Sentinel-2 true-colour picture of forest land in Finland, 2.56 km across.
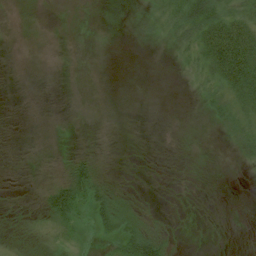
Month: July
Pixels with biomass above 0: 34%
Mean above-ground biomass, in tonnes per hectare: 13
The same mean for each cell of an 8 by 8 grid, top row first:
0 0 2 2 13 47 72 38
0 0 0 1 3 19 66 87
0 0 0 0 0 1 28 74
0 0 0 0 0 0 17 38
0 0 0 0 0 0 2 24
0 1 43 6 0 0 1 1
2 39 41 35 6 1 0 0
5 12 8 23 62 6 1 0
